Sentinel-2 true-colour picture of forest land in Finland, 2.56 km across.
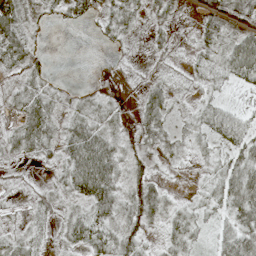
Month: May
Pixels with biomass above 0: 70%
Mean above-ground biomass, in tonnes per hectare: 28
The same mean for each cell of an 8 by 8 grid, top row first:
47 15 27 32 19 11 22 30
40 6 0 9 6 10 22 74
25 18 2 2 11 11 14 34
27 42 34 21 32 13 32 22
34 30 64 36 24 20 19 45
8 7 73 51 30 2 19 63
7 22 26 49 49 25 23 68
23 11 39 49 24 38 12 65
